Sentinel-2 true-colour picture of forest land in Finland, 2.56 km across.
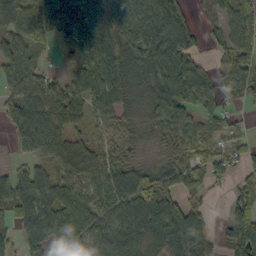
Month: October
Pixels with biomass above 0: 81%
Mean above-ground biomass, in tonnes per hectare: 61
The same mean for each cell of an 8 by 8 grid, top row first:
77 84 62 71 79 105 14 84
60 16 56 76 84 93 19 81
59 46 47 67 44 106 52 75
47 85 52 57 26 79 51 19
46 71 46 39 11 36 31 21
54 51 57 71 54 75 61 36
95 87 75 73 88 70 26 85
40 78 70 85 68 77 41 96
